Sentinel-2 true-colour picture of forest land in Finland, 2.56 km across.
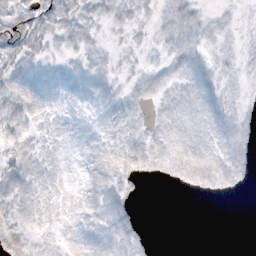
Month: October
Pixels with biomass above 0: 71%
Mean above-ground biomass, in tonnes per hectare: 8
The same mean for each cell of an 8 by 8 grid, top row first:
13 15 10 8 5 11 5 3
16 7 8 3 5 9 7 5
12 9 8 6 7 9 9 6
12 8 5 9 5 10 11 7
13 8 4 8 10 12 11 10
18 8 5 11 6 8 13 8
12 8 8 11 1 0 0 0
23 5 8 11 4 0 0 0
